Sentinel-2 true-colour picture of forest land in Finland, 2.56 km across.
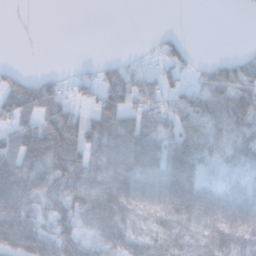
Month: November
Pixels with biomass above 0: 65%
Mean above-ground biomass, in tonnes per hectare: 41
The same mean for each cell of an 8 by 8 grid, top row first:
0 0 0 0 0 0 0 0
0 0 0 0 5 37 0 4
34 38 32 46 46 28 40 65
50 64 33 74 56 55 51 62
61 87 67 61 78 80 45 35
82 68 71 57 59 81 27 31
66 40 53 63 46 66 55 54
64 55 57 42 42 52 39 47
